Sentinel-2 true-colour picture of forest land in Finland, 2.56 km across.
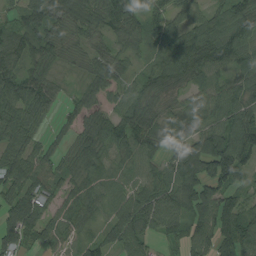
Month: August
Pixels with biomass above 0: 89%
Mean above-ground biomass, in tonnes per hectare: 71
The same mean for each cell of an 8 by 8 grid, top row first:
45 119 71 86 73 54 59 107
82 63 28 45 35 77 110 99
98 60 18 68 52 77 60 54
84 41 54 63 72 58 80 85
78 34 51 70 67 78 135 124
99 72 53 44 52 91 109 65
97 46 62 56 109 98 85 75
75 48 44 48 60 50 74 100
